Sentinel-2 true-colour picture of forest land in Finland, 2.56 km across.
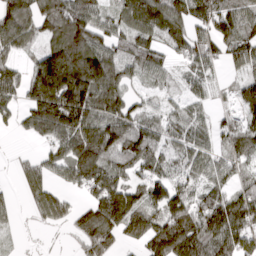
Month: March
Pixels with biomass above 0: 81%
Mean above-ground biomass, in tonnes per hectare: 100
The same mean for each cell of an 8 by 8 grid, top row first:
138 122 127 55 129 118 124 103
84 88 155 85 93 74 84 101
84 251 225 139 49 26 44 43
54 225 221 132 61 42 34 62
2 50 141 125 117 53 50 87
27 60 112 123 88 52 60 61
23 103 58 215 151 177 162 171
6 3 51 73 123 217 159 135
